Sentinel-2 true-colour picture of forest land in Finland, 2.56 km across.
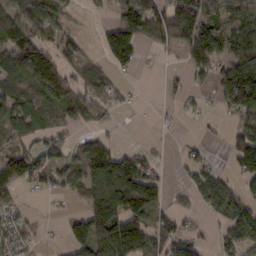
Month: February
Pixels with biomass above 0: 61%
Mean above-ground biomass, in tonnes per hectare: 65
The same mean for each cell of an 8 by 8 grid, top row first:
101 86 6 28 123 109 85 56
112 53 31 130 43 46 114 105
85 113 52 34 2 17 30 188
101 69 56 23 2 8 12 95
42 56 43 39 10 6 15 77
99 59 73 162 122 7 65 69
34 4 27 153 104 30 47 91
48 7 100 173 107 86 22 74
